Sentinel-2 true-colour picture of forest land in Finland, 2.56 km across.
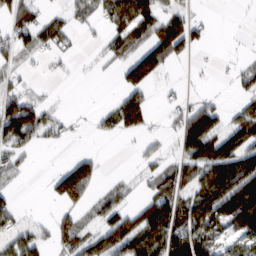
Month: February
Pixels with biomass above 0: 52%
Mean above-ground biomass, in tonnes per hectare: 58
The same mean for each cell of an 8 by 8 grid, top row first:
84 34 40 71 78 64 6 2
62 49 11 38 74 104 16 4
27 6 4 7 88 9 4 31
145 55 3 66 97 30 87 52
80 21 4 4 22 38 133 83
27 23 151 7 29 72 91 146
38 5 58 62 75 99 140 190
63 38 83 104 120 119 88 62
